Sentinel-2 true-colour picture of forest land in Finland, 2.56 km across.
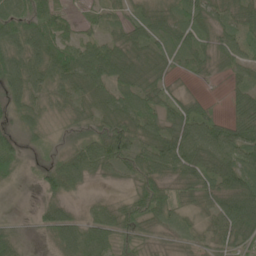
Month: June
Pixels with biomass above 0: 87%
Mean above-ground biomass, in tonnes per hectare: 53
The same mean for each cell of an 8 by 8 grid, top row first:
81 67 20 27 47 52 56 57
76 83 62 60 58 54 45 53
71 70 79 73 58 15 12 29
46 36 45 71 68 51 29 43
41 17 49 78 68 90 85 77
36 41 59 32 65 60 70 90
3 46 20 41 66 54 52 103
44 21 83 51 24 28 35 50
